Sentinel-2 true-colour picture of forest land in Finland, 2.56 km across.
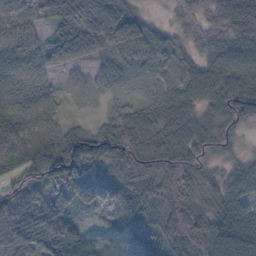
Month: October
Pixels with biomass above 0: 92%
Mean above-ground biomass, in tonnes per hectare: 60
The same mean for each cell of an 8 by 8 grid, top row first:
60 46 68 77 29 26 51 97
61 41 59 48 46 31 52 77
58 32 16 29 14 35 88 75
65 55 4 22 49 82 47 81
137 84 97 85 80 78 67 21
65 96 73 53 72 81 43 50
87 76 28 52 51 72 52 68
69 101 62 30 43 65 115 92
